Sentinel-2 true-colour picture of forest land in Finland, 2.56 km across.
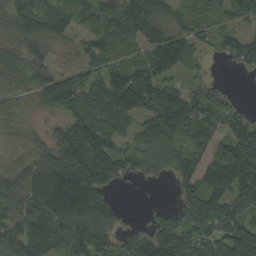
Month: September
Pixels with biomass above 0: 83%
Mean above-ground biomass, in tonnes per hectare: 100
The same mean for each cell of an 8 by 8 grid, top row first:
83 86 61 102 114 58 58 78
72 72 49 87 74 164 42 118
63 95 78 117 158 62 39 2
62 46 125 130 107 172 126 42
53 99 178 87 90 101 109 98
83 138 189 115 60 84 122 168
103 120 158 98 14 76 156 111
93 129 137 96 116 162 138 178
